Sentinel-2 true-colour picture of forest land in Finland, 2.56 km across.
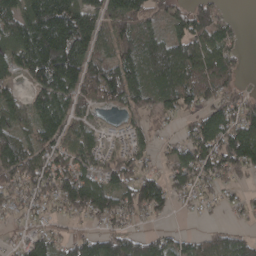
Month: April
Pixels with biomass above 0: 79%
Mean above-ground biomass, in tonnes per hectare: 90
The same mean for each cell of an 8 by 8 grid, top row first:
124 212 159 111 85 69 103 9
116 210 158 86 106 115 112 38
52 157 142 151 108 130 96 35
69 130 51 21 77 69 84 105
122 87 79 23 46 43 127 178
95 104 109 82 92 73 87 60
47 45 97 103 94 34 19 35
37 82 71 101 84 62 59 61
